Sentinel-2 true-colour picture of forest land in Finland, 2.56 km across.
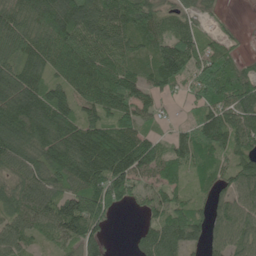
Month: June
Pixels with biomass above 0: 87%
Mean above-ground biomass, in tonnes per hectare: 97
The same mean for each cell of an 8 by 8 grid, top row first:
118 170 154 131 115 59 25 1
106 114 128 110 65 108 53 17
118 85 143 137 80 76 108 96
134 138 83 99 66 11 85 124
138 125 152 150 107 73 104 101
86 123 135 153 88 63 53 108
91 108 138 82 44 92 57 98
92 51 124 20 83 130 70 93
